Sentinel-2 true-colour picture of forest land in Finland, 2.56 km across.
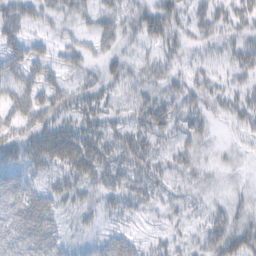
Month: February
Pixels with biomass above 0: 70%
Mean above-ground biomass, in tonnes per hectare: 30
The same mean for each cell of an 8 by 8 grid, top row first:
37 25 21 29 40 32 27 29
34 17 23 21 22 26 17 29
41 32 19 26 30 26 19 17
37 40 31 22 44 35 25 26
38 51 52 37 35 26 14 11
45 29 42 41 30 23 13 7
71 59 28 20 19 21 18 22
69 61 15 30 12 14 36 39
